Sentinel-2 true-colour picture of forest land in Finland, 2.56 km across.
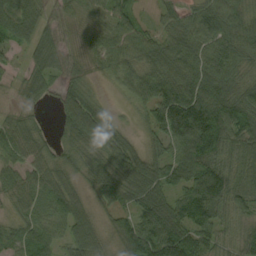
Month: September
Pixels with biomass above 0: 92%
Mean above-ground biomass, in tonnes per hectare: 67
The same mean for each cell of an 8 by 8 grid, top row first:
72 47 25 56 16 49 85 58
39 65 24 57 76 84 79 75
27 50 35 26 82 103 100 56
23 9 119 27 41 149 141 96
68 31 60 88 34 89 136 68
52 60 38 80 84 72 125 57
37 61 53 62 88 82 111 60
45 61 77 39 130 122 78 50
